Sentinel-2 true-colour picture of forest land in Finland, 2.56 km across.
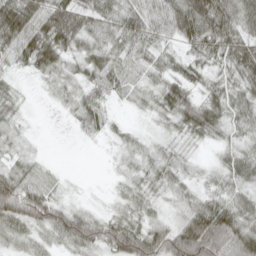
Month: April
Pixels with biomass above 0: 84%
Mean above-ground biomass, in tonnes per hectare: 41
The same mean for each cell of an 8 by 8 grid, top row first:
98 74 59 43 58 70 89 70
59 78 35 37 42 28 45 56
9 19 27 43 26 46 27 42
15 1 36 13 11 53 61 40
14 1 2 10 17 15 15 31
62 24 1 6 27 26 14 38
91 78 21 12 22 15 57 53
25 20 68 75 86 101 120 89
